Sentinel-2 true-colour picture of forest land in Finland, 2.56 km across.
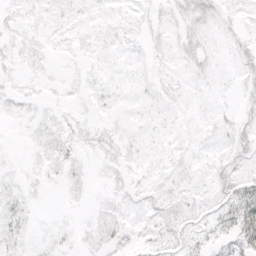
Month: April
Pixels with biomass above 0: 75%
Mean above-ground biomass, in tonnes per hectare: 7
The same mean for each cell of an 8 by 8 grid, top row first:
5 6 6 5 5 9 15 6
7 5 5 5 5 9 9 10
5 4 4 4 5 5 6 7
4 4 3 4 5 5 4 7
1 9 8 9 6 5 5 13
4 6 6 5 6 7 8 17
9 1 2 7 6 10 9 33
10 4 5 11 7 12 9 23
